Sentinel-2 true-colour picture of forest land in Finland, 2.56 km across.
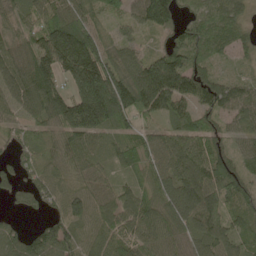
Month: May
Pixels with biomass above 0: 91%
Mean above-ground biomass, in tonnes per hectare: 92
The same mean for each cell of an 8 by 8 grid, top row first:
62 83 97 63 115 87 62 48
78 167 214 85 47 91 71 43
96 114 196 175 177 176 95 44
68 114 190 182 109 85 88 80
42 63 85 49 67 87 90 50
57 71 64 41 59 100 124 93
21 45 77 96 96 111 130 78
82 116 68 93 100 77 114 67
